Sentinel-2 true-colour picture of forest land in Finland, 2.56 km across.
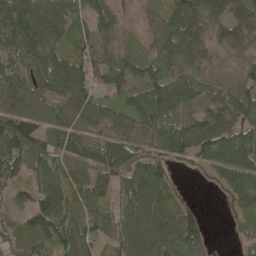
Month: May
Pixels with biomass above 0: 90%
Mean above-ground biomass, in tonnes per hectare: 78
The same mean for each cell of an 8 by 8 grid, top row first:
122 96 58 57 26 95 88 93
76 92 61 58 43 111 71 56
74 90 107 90 77 77 52 56
108 73 83 58 102 87 86 99
135 83 91 86 73 107 119 101
80 90 65 108 89 27 36 93
46 105 71 51 92 69 6 66
68 93 115 51 90 119 42 28
